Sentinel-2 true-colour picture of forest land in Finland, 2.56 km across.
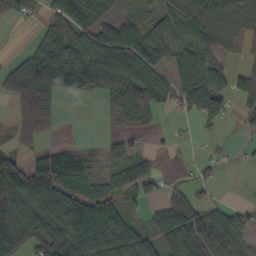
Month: October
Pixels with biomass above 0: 70%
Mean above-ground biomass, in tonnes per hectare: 55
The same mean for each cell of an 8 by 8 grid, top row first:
33 41 67 37 37 67 70 35
3 93 93 107 72 73 56 23
88 122 112 101 84 71 87 52
33 62 0 33 49 20 79 38
26 24 17 22 10 10 9 8
106 101 46 40 58 9 18 0
87 85 83 67 23 76 40 26
71 106 85 84 45 81 82 48
